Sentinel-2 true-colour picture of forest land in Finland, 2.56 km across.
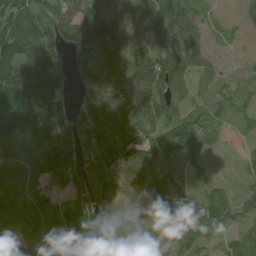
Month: August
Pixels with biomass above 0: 82%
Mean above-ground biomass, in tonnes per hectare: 83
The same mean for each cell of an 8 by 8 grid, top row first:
130 60 84 117 122 128 20 23
111 107 111 78 59 88 31 3
111 125 72 75 102 99 48 14
78 172 77 100 96 64 42 25
69 133 135 113 103 87 49 12
87 141 111 101 87 74 19 24
167 117 127 81 16 58 69 54
122 113 125 93 69 65 40 51
